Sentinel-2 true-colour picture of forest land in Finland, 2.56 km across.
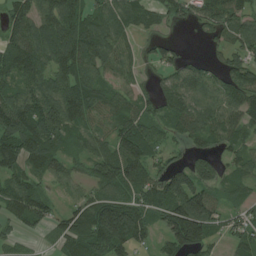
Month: July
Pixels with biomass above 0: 83%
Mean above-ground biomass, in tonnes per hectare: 85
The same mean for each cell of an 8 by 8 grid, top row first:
72 101 92 90 80 45 78 87
97 109 138 85 29 42 23 77
79 77 120 58 25 86 67 107
129 121 113 82 68 111 90 96
133 124 63 80 102 34 60 61
81 67 46 98 89 92 97 78
104 72 78 158 99 157 119 53
29 22 109 145 52 127 93 60
